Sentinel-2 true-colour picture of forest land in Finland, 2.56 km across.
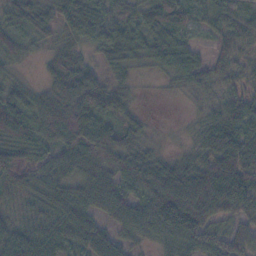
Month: November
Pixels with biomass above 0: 92%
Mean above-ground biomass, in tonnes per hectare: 57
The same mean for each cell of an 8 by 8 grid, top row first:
46 44 100 61 50 64 36 38
39 20 35 63 45 64 25 45
25 43 96 34 8 33 59 39
85 81 108 57 13 1 34 57
85 58 86 92 43 6 50 78
63 54 73 61 84 68 82 82
30 55 68 69 74 132 81 69
74 64 60 51 32 73 60 59
